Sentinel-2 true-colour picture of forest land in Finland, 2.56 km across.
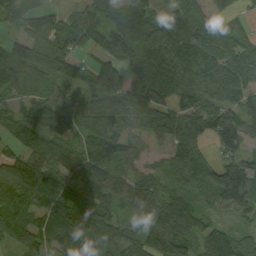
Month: September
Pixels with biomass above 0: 89%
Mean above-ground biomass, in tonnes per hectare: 97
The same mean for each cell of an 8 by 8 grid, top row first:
67 77 77 79 99 80 73 42
31 98 77 94 98 98 100 90
68 56 58 149 109 111 94 99
56 132 92 117 111 93 89 110
74 112 76 113 58 79 57 116
145 131 117 100 85 77 98 177
150 102 145 89 90 150 59 92
81 90 119 114 120 172 133 101
